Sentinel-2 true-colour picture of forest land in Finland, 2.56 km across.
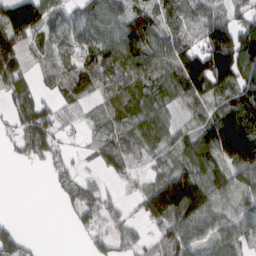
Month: March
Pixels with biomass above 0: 77%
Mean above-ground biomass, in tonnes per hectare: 82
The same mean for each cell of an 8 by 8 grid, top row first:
182 91 64 87 75 86 80 53
143 48 64 120 130 116 151 171
107 45 99 78 69 110 170 127
63 61 37 55 80 42 76 172
44 97 14 60 45 72 140 243
0 25 35 33 34 108 107 94
0 0 75 45 89 182 118 92
70 0 9 62 38 117 78 76
